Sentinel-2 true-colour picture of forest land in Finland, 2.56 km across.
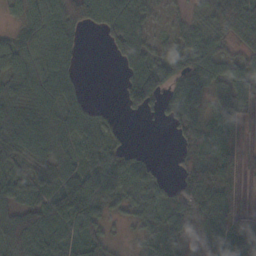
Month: October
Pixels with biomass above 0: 78%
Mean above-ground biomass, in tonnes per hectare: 60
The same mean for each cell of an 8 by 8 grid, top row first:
25 81 82 86 55 11 44 61
60 80 29 35 67 53 86 36
53 57 27 0 106 65 81 69
60 48 48 14 43 59 32 50
60 60 57 44 2 29 73 23
62 48 85 64 44 33 103 33
66 83 131 38 52 93 150 34
120 104 84 34 45 60 101 100
